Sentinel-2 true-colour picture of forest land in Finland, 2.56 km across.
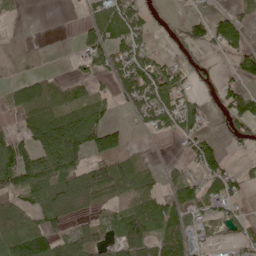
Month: May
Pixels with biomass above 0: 59%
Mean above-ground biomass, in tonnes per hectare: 58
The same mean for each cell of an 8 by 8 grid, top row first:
4 0 9 81 51 16 50 57
30 9 30 67 53 40 55 88
32 42 42 34 90 47 17 50
58 91 75 23 55 58 32 92
75 149 139 83 7 9 53 26
115 116 110 106 52 23 76 46
52 84 35 31 96 85 44 22
93 96 79 47 111 120 16 36
